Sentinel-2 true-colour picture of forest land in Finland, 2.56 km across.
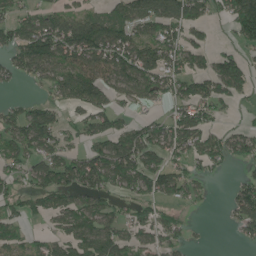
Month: June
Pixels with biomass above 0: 65%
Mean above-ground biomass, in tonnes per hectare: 80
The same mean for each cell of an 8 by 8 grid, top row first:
69 87 87 84 127 133 62 147
97 153 172 152 117 104 48 36
45 83 144 102 121 94 93 99
55 67 51 77 22 57 59 11
90 91 38 111 128 99 86 75
47 93 113 121 122 89 29 24
45 76 90 63 54 35 9 86
57 45 103 131 54 52 5 23
